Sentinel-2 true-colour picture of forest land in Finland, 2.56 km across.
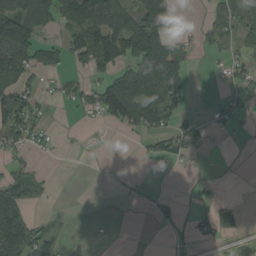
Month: August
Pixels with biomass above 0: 39%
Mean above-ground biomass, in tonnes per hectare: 37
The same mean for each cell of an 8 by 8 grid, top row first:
105 58 73 94 84 23 16 57
99 41 78 91 98 60 20 29
70 12 24 75 140 69 1 29
87 12 23 97 127 43 8 23
35 12 2 1 14 41 14 2
36 5 0 3 3 1 3 0
112 7 0 0 5 17 18 4
119 29 0 0 0 12 14 19
